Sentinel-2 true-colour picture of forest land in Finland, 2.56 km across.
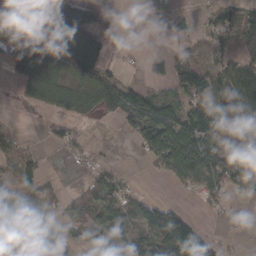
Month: March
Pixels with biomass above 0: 63%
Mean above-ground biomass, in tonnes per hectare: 69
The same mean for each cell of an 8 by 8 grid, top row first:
50 56 117 22 35 30 23 74
120 86 96 18 4 38 70 115
53 101 92 65 26 102 113 147
3 44 79 79 127 70 104 154
49 18 32 4 63 121 111 118
90 25 10 40 6 77 108 96
71 65 50 81 78 38 22 7
99 131 40 93 81 167 77 7
